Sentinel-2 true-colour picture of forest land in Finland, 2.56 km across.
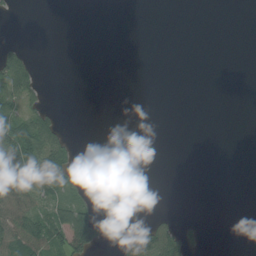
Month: August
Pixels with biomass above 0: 21%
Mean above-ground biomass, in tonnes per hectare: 18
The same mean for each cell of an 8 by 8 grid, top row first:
2 0 0 0 0 0 0 0
18 0 0 0 0 0 0 0
85 3 0 0 0 0 0 0
48 36 0 0 0 0 0 0
132 70 4 0 0 0 0 0
113 81 10 0 0 0 0 0
88 43 65 0 0 1 0 0
85 79 94 4 62 51 5 0
